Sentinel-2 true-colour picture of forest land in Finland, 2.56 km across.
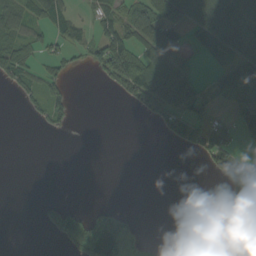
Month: September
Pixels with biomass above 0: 39%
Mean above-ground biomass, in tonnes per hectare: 43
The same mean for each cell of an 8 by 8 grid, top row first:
57 73 20 58 94 97 121 133
72 31 35 110 70 74 58 107
56 49 1 62 120 104 25 120
2 53 0 0 46 85 35 64
0 0 0 0 0 27 103 33
0 0 0 0 0 0 13 75
0 41 33 38 0 0 0 20
0 10 155 126 21 0 0 25
